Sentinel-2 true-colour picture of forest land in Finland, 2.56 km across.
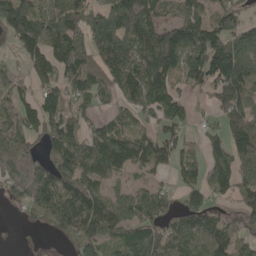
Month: May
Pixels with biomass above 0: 78%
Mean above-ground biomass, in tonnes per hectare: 103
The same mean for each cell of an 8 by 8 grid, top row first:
153 133 133 171 137 91 95 69
67 140 148 142 106 180 188 126
49 74 127 97 137 94 136 174
77 108 77 46 88 93 29 114
178 87 103 141 95 74 63 140
256 133 114 70 35 64 91 113
30 125 138 113 126 53 71 52
7 15 93 48 116 76 102 82
